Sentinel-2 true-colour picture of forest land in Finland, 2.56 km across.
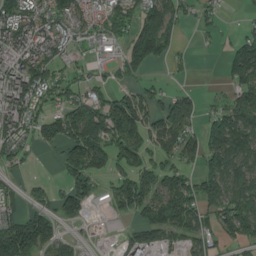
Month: July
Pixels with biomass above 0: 69%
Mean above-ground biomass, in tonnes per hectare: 96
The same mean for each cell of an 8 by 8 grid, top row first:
112 79 73 110 120 84 42 9
108 95 30 40 170 59 14 129
110 112 53 42 46 17 6 118
112 81 148 175 125 179 60 131
77 55 200 133 113 133 156 162
28 18 126 78 142 119 122 132
44 99 82 42 134 195 102 129
263 117 36 12 113 59 79 75
